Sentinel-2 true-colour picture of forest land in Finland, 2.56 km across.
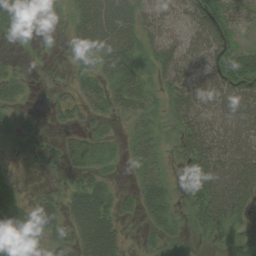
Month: August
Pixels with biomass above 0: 80%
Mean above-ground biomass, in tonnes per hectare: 42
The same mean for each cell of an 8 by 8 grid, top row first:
43 21 49 83 43 36 78 32
3 1 38 75 37 45 62 64
30 5 26 50 39 41 57 106
27 13 30 28 35 30 51 70
23 17 36 11 39 26 63 63
10 8 28 16 35 13 75 77
54 44 86 46 37 24 79 57
99 41 59 73 11 21 18 37
